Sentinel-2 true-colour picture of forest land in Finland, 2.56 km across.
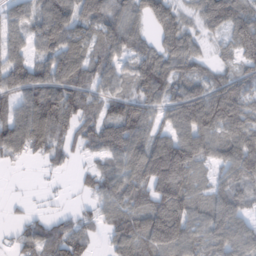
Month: February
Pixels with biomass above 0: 82%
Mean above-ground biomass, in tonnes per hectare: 89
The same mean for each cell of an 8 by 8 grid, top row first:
74 103 79 82 70 80 99 95
79 83 95 84 70 95 30 97
114 119 99 64 109 104 82 88
77 140 91 83 89 110 179 133
91 92 56 110 108 148 91 128
1 11 23 98 130 187 54 103
6 9 22 75 101 158 92 86
35 80 77 61 119 145 100 99
